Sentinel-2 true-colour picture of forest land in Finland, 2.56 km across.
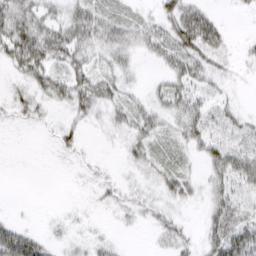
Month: March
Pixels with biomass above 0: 61%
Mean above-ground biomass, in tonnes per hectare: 20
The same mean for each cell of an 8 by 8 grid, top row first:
41 26 31 18 9 45 32 3
56 48 32 29 20 40 41 6
13 37 31 25 5 26 20 4
17 11 23 20 21 27 24 15
0 2 12 4 23 14 30 21
0 0 4 6 11 26 19 43
1 1 3 10 16 15 19 32
66 16 7 8 1 24 25 38
